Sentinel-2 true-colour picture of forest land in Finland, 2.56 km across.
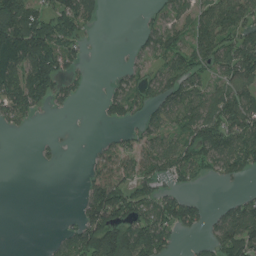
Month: July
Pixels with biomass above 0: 56%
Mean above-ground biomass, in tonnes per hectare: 69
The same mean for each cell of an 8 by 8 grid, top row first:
171 90 95 0 14 56 76 97
195 152 47 1 39 67 91 112
112 146 23 22 44 106 56 110
65 18 2 36 48 86 93 121
0 14 0 53 123 84 137 97
0 0 9 125 72 61 33 48
0 0 32 160 98 106 24 78
0 8 119 200 135 40 38 126
